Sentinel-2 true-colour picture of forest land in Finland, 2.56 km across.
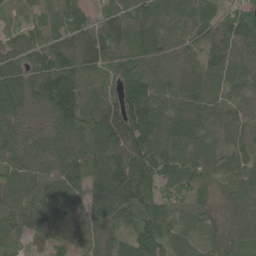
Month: June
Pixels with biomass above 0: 96%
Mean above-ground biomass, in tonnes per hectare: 89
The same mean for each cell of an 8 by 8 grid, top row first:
23 40 79 91 88 79 66 78
69 90 119 119 109 77 80 91
117 148 130 62 118 92 68 83
103 109 115 122 110 74 64 55
73 70 102 156 129 89 59 49
66 87 117 174 152 84 60 80
98 113 76 151 117 61 50 85
51 64 60 67 113 56 50 66
